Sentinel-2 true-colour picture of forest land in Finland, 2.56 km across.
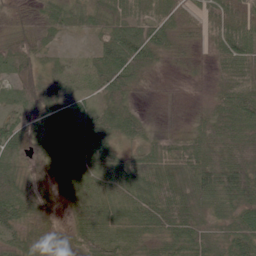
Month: June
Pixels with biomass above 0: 90%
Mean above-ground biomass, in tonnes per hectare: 42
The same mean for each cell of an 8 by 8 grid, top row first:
17 39 30 44 61 49 46 54
41 15 6 55 78 36 22 72
40 27 25 65 29 4 9 54
34 48 30 46 15 11 30 69
49 31 83 38 36 33 60 67
37 31 24 49 55 42 68 80
47 30 41 48 53 82 36 57
29 20 39 52 34 49 41 56
